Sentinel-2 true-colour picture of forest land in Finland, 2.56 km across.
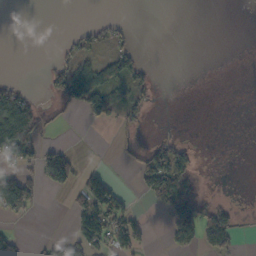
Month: October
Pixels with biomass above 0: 32%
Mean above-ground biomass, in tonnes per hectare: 32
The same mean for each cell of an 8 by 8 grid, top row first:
0 0 0 6 0 0 0 0
0 0 30 32 4 0 0 0
16 32 102 67 45 0 0 0
156 28 31 50 34 0 0 0
168 24 1 11 29 48 1 0
70 39 49 31 63 142 11 0
59 1 57 96 11 102 62 23
45 14 62 76 33 23 69 17
